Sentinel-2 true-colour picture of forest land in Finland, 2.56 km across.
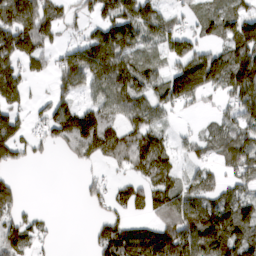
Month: March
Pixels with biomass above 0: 69%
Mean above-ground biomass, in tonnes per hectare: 85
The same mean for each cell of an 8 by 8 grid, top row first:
161 108 31 101 134 43 63 74
124 60 106 174 88 88 66 120
105 33 121 150 97 124 129 163
58 60 102 70 78 38 14 90
91 49 107 107 108 35 55 111
20 0 12 22 64 60 61 75
55 4 7 58 77 151 127 110
113 16 0 138 153 173 183 123
